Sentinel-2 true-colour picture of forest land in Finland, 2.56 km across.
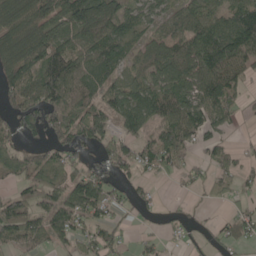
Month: May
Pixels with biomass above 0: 72%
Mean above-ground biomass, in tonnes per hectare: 73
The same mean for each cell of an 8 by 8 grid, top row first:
107 95 121 119 71 58 78 112
105 120 78 106 60 88 140 141
91 114 95 61 78 103 115 67
70 108 112 87 117 114 92 28
39 54 71 72 67 103 56 12
46 84 59 63 31 27 35 47
94 76 89 59 23 10 13 23
74 59 48 45 21 13 34 49
